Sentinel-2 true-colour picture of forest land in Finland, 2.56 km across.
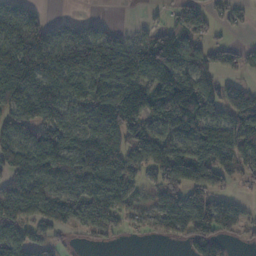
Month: November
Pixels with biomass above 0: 75%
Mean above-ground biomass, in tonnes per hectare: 86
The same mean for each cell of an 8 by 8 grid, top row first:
98 30 21 1 15 61 71 27
133 116 123 113 118 146 60 38
137 101 91 115 124 164 80 31
83 99 77 146 138 215 113 105
99 101 83 104 96 106 124 97
86 99 83 116 56 106 93 65
91 85 71 88 37 116 103 37
92 59 15 22 14 34 102 23
